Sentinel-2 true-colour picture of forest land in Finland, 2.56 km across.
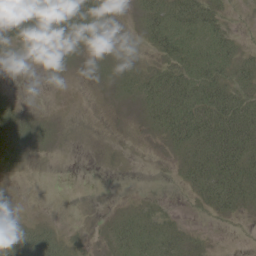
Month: June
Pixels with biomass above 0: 52%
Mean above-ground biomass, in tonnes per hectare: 21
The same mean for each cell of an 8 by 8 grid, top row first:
64 63 58 10 25 44 42 4
12 33 13 2 7 46 48 19
1 0 0 6 23 47 53 32
13 1 0 1 19 58 56 52
25 5 0 0 1 26 49 57
2 0 0 0 0 7 45 48
1 0 0 2 14 4 18 21
42 26 3 15 27 24 7 2
